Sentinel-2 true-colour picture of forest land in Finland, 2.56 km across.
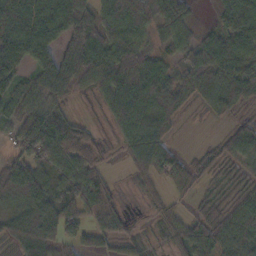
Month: October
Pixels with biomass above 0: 81%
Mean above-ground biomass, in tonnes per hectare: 71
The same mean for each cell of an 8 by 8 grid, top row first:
117 108 123 90 75 65 8 121
102 77 143 94 59 57 100 105
60 101 90 100 133 65 102 108
41 47 12 75 114 66 30 34
43 109 61 25 104 19 16 67
143 67 74 13 42 59 40 41
73 143 70 45 9 20 47 60
69 111 65 44 31 48 76 81
